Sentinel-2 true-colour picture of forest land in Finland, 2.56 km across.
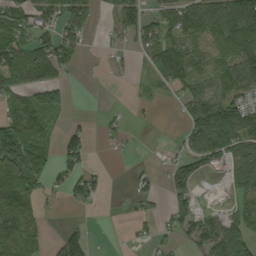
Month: September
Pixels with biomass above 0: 55%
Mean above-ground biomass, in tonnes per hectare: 55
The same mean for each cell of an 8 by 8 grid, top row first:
67 59 70 25 59 74 103 137
89 74 41 16 52 71 41 115
64 69 2 4 13 81 49 83
64 79 2 7 7 8 120 111
143 47 66 15 0 12 127 95
88 60 67 4 23 65 16 67
97 10 23 0 17 65 17 48
91 35 92 1 19 32 109 88
